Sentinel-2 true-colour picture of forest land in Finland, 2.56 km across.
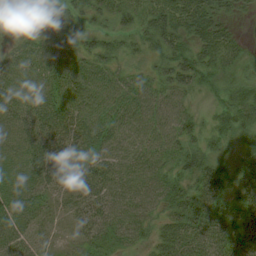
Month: August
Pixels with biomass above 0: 90%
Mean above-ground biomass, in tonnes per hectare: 40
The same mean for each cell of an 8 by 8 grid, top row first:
17 49 33 36 37 52 49 14
33 50 40 30 28 42 40 20
49 51 52 42 32 46 24 23
52 48 46 46 51 45 19 55
57 49 39 41 43 46 33 32
51 43 27 40 46 40 55 38
54 21 28 40 44 45 58 53
48 10 16 32 25 65 62 57
